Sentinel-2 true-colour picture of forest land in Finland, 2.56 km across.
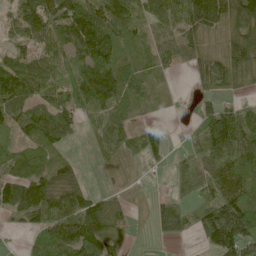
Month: June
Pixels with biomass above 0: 79%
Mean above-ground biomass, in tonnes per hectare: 76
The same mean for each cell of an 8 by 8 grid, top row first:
38 110 149 112 65 85 122 123
35 56 111 132 56 60 40 111
148 88 157 136 86 8 70 73
80 79 84 96 25 7 61 71
64 53 9 67 72 9 104 127
92 70 32 9 6 36 91 103
90 111 95 70 5 65 99 184
6 90 107 54 1 28 72 177
